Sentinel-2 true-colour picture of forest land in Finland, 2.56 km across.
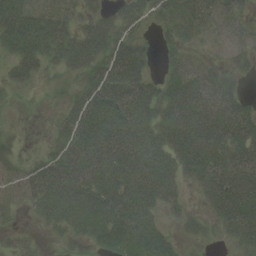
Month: August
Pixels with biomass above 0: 79%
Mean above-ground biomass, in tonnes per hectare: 38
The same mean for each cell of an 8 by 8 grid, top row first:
64 39 27 36 32 36 35 20
43 46 57 45 23 26 19 31
25 7 17 60 49 35 44 16
4 3 47 58 49 57 66 45
12 11 52 63 49 53 63 52
23 48 63 63 56 33 44 72
16 40 49 62 46 20 24 69
13 7 24 40 42 14 9 35
